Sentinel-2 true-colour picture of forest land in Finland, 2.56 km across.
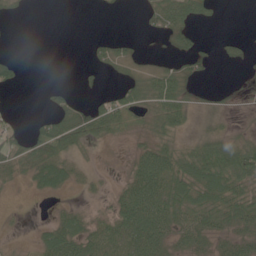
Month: June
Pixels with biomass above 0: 55%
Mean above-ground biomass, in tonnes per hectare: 29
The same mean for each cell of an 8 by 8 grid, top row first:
6 0 0 2 12 60 20 0
0 0 0 24 3 23 6 19
16 1 3 7 38 53 5 3
8 19 37 63 39 57 11 3
37 66 38 11 25 32 60 45
17 43 13 3 72 69 78 78
2 3 14 28 84 56 55 57
3 40 59 56 78 34 35 36
